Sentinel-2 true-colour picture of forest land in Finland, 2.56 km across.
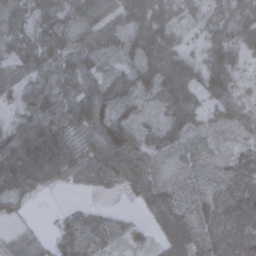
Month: November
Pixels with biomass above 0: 89%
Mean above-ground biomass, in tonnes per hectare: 51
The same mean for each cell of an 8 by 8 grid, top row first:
43 69 65 61 84 37 37 55
51 78 46 42 80 47 54 48
26 39 59 48 59 97 73 30
22 67 74 58 20 58 38 45
70 110 33 55 61 43 23 25
104 42 25 52 72 19 30 86
15 1 17 11 22 49 75 118
19 18 66 33 23 73 72 94
